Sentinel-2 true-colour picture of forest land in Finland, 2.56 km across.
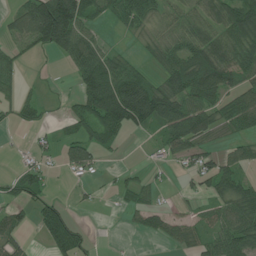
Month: July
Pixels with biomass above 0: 59%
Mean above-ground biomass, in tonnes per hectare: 48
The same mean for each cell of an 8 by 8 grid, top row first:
45 178 97 35 58 31 54 99
33 62 77 19 17 63 90 78
36 3 51 94 53 71 94 53
38 11 46 111 98 76 63 81
2 18 60 27 6 62 37 33
39 25 20 8 15 12 60 51
35 56 8 4 44 12 31 74
37 56 58 1 8 36 47 85
